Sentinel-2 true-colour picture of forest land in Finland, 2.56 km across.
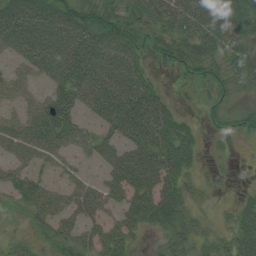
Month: August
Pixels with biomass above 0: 75%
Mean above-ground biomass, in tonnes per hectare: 40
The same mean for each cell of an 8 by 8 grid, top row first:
70 68 61 46 39 48 64 55
45 76 69 59 29 46 43 41
39 40 62 61 40 12 26 29
30 72 37 65 79 26 12 21
55 53 35 41 62 60 8 5
43 20 22 41 63 45 8 1
24 54 47 29 58 47 7 25
16 21 43 48 9 26 20 44
